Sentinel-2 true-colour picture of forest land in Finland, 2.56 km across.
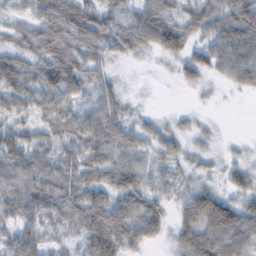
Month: February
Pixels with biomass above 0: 87%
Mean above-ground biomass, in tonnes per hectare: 51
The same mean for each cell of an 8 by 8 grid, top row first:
26 72 86 54 63 58 74 78
46 75 75 55 48 68 53 72
76 71 58 27 2 19 21 45
41 43 41 56 14 8 4 0
56 38 58 69 45 34 14 7
78 70 63 76 56 34 18 40
54 59 75 75 73 33 97 58
54 29 36 92 51 39 82 67
